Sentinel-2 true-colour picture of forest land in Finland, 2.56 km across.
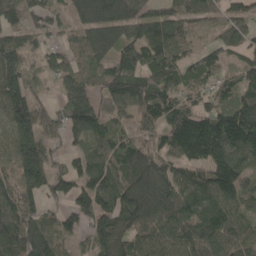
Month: May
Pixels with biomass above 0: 87%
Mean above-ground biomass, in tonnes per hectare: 121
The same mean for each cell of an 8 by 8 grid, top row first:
105 91 105 179 104 117 80 88
144 68 97 127 129 121 54 90
166 50 103 132 145 110 84 88
172 90 171 83 120 146 114 157
140 100 56 95 94 147 198 146
132 158 107 127 215 111 117 92
144 72 110 150 204 148 139 83
182 141 47 183 98 109 139 105
